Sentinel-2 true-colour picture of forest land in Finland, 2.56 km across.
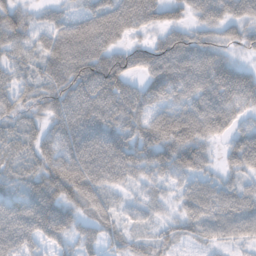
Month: November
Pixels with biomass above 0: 92%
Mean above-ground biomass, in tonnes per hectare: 79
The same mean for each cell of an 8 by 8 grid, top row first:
76 40 59 109 87 47 69 65
71 77 119 90 64 110 91 39
56 79 119 123 73 125 119 107
67 68 99 104 86 87 124 66
64 71 124 125 109 134 62 95
60 106 127 91 50 61 46 47
102 130 57 44 36 34 77 76
98 71 52 36 35 44 42 37
